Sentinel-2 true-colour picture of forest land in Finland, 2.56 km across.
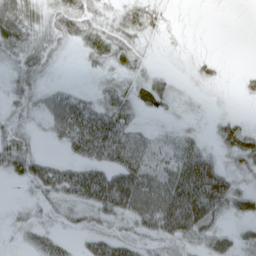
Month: April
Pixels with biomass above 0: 76%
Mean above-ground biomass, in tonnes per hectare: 34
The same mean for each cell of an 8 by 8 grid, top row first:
60 35 50 28 38 4 1 0
44 35 28 52 19 6 3 0
32 13 5 27 27 10 17 8
26 42 71 63 19 12 8 5
52 10 59 82 40 32 19 50
40 55 56 62 64 66 83 28
8 19 34 57 67 86 81 29
8 29 16 44 26 36 35 23
